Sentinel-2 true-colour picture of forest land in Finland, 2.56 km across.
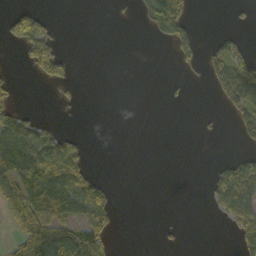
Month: October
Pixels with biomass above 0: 28%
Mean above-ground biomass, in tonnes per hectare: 35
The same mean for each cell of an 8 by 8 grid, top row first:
61 19 0 1 28 114 0 6
16 81 0 0 0 45 16 23
8 57 8 0 0 4 17 94
39 0 2 0 0 0 2 45
139 80 29 0 0 0 0 12
98 155 98 2 0 0 11 121
66 126 99 38 0 0 9 80
36 124 111 38 0 5 0 42
